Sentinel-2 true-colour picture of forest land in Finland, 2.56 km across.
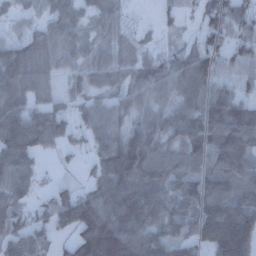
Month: December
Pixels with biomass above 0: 84%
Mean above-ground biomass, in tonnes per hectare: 78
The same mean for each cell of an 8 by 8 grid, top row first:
28 49 50 46 3 23 83 117
64 65 51 52 32 30 83 76
97 45 44 54 77 88 87 51
97 73 40 70 61 69 121 109
134 58 22 94 111 51 71 109
94 9 12 126 138 97 85 96
63 44 130 111 124 86 115 117
66 37 131 158 93 75 112 199
